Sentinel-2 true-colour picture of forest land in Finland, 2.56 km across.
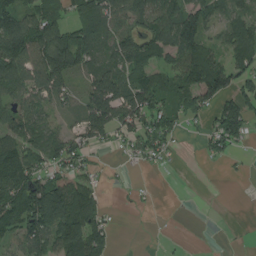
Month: August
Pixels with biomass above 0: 67%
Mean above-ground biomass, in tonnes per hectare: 66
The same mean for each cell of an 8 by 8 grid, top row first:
96 96 88 83 72 100 74 50
129 131 137 73 84 108 66 88
94 104 29 90 87 54 129 73
73 44 44 104 101 57 53 103
105 87 50 25 62 17 36 34
124 81 67 6 4 0 0 5
134 145 142 15 8 2 0 0
49 103 140 31 0 5 4 3
